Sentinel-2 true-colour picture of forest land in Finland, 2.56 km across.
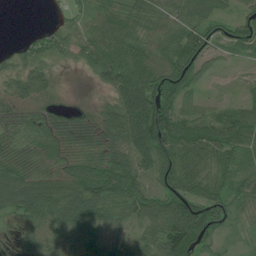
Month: July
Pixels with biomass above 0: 87%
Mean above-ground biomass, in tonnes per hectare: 60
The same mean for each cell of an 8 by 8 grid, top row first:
0 6 26 66 69 57 64 59
22 50 51 81 63 95 76 58
46 35 2 71 94 108 22 13
46 38 21 60 126 90 36 65
42 36 32 63 99 96 91 87
82 37 69 90 64 87 67 70
71 85 91 53 75 99 89 39
15 58 72 56 52 115 54 11
